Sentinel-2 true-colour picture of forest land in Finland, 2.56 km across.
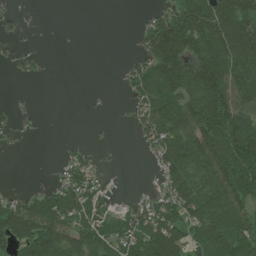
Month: July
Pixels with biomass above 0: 58%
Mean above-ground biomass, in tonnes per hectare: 84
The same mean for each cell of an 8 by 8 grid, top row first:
22 0 0 0 19 131 191 197
20 1 0 0 63 188 188 192
9 4 0 1 97 172 214 152
20 1 0 1 78 154 214 136
12 0 12 2 38 128 163 191
0 6 91 8 2 95 133 172
95 142 126 42 62 113 116 112
133 168 129 108 144 131 123 125
